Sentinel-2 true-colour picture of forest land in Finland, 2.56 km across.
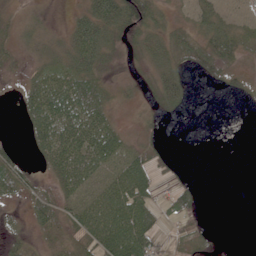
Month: June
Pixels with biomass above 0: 63%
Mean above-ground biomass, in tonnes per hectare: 37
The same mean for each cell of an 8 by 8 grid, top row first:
15 8 41 94 88 16 47 12
24 29 75 39 53 49 55 36
9 55 60 16 19 50 18 17
10 89 72 29 14 23 0 1
8 73 89 63 26 1 0 0
51 27 83 72 68 21 0 0
10 45 68 89 67 39 3 0
22 20 39 92 82 20 24 0
